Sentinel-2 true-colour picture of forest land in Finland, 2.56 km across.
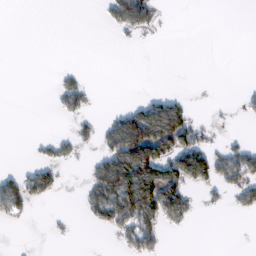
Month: February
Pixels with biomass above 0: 25%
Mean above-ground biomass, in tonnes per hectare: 34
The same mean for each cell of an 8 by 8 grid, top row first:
0 0 0 54 82 0 0 0
0 0 0 1 2 0 0 0
0 1 22 0 0 0 1 1
0 3 44 17 95 100 2 12
0 19 29 90 188 114 35 21
30 57 4 148 157 118 76 74
54 6 15 113 158 96 9 29
0 4 0 10 75 0 0 0
